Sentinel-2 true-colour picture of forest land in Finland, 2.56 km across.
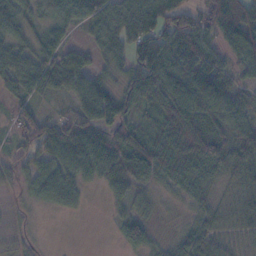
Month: November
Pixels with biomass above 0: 86%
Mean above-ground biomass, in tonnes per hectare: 54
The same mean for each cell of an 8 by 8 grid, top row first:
75 46 67 65 74 74 65 98
44 61 30 53 93 89 62 73
48 64 60 32 82 66 83 40
43 21 64 69 39 85 68 61
29 75 81 80 78 86 112 82
37 58 43 56 69 49 48 48
17 17 13 16 33 10 38 50
24 2 0 5 48 32 66 31
